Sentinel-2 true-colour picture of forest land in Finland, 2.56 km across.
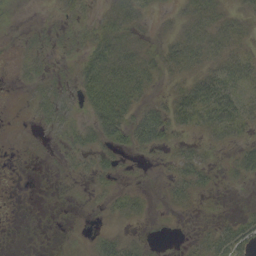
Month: September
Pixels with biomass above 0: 56%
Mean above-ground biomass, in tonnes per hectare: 18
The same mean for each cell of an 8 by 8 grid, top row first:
4 3 14 28 16 15 37 22
3 9 14 45 21 30 37 22
3 15 29 54 37 15 43 42
0 26 18 61 28 44 58 42
1 5 25 23 27 16 16 20
0 1 8 14 2 20 17 19
0 0 1 13 11 9 2 3
0 0 4 24 8 1 19 37
